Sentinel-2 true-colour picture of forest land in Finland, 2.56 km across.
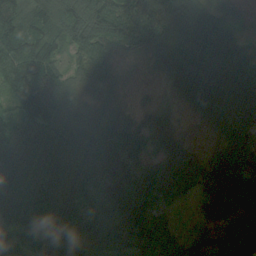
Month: August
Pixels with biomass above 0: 93%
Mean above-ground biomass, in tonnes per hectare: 93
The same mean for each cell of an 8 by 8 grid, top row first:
82 121 172 143 112 166 92 16
120 89 101 87 91 96 144 57
133 85 72 59 10 77 133 114
125 112 58 43 26 23 87 91
185 106 78 108 56 35 24 95
126 92 70 100 131 100 89 149
136 112 81 125 108 41 35 86
102 129 111 105 87 68 58 70
